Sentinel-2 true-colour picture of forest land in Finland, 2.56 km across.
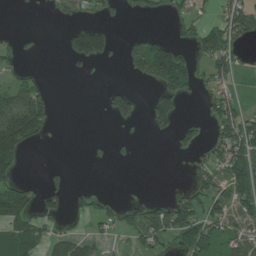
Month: July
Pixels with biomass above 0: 36%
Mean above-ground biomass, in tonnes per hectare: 46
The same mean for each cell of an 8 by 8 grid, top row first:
0 6 40 24 25 22 18 107
17 0 77 32 93 48 95 33
29 7 3 1 43 110 35 20
128 65 0 68 16 74 21 71
161 7 0 5 0 22 34 129
44 10 0 0 0 0 52 147
102 31 25 26 54 96 70 89
107 47 53 20 62 62 102 70
